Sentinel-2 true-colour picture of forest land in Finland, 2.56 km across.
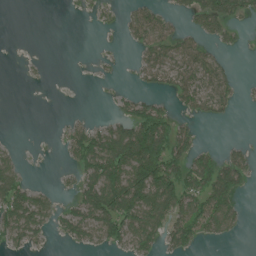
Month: July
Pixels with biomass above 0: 45%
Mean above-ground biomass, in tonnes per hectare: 41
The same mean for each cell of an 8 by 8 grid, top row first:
0 0 5 11 52 23 89 40
0 0 0 5 43 56 31 11
1 3 1 4 27 51 57 14
0 0 3 13 62 32 36 5
6 1 74 107 156 73 7 14
44 1 43 110 123 81 96 56
88 49 61 115 111 81 96 30
40 14 39 42 71 57 27 5
